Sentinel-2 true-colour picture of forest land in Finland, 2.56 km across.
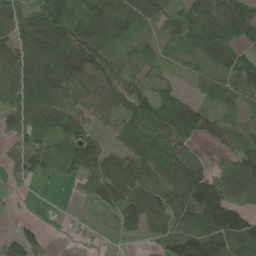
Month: June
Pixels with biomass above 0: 83%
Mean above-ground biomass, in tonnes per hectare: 77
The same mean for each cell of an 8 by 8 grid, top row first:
89 150 102 105 83 61 113 108
79 141 117 58 38 59 112 80
94 130 100 77 46 24 54 96
76 112 69 64 104 130 50 49
36 75 98 39 143 104 22 58
28 38 65 97 86 101 80 102
6 2 3 60 93 80 173 70
53 15 4 8 23 114 150 141
